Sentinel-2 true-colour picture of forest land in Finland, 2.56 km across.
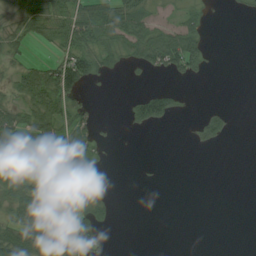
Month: July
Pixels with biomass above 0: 43%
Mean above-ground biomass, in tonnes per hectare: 33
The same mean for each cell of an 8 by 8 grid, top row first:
36 60 68 72 42 17 12 6
29 15 79 46 70 95 30 0
42 85 91 10 5 18 4 0
39 84 41 0 85 29 17 0
66 62 85 6 0 0 22 0
68 53 71 2 2 0 0 0
53 62 65 26 0 0 0 0
68 89 98 11 0 0 0 0
